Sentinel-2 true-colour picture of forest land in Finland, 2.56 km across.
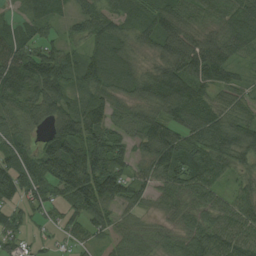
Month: August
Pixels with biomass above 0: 91%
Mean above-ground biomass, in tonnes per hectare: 79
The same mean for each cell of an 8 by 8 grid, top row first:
31 61 57 74 83 92 43 103
81 70 50 88 45 90 104 77
104 135 76 82 87 128 97 38
75 76 94 76 73 105 96 54
81 72 127 88 71 105 95 98
108 115 161 133 55 94 81 47
60 60 86 61 39 57 66 61
53 23 38 64 48 55 88 88
